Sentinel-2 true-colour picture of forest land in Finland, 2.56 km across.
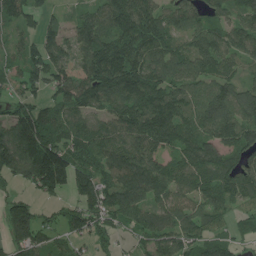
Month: July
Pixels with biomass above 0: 87%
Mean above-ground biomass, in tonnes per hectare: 114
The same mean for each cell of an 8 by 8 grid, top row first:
96 51 76 146 165 110 89 100
53 113 117 138 135 94 146 102
68 115 159 167 147 119 106 81
103 92 100 106 150 129 151 135
196 179 120 132 157 120 130 134
91 248 126 106 181 114 137 128
108 40 97 117 104 101 97 62
123 82 62 54 73 103 84 53
